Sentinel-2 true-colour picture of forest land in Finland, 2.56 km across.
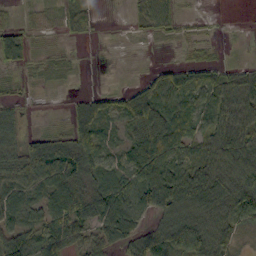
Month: October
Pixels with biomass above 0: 72%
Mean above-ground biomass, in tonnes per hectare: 45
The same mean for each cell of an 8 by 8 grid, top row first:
7 8 40 0 38 28 3 0
51 3 1 0 2 5 11 1
13 6 1 0 27 73 53 46
24 1 42 49 83 74 48 72
47 59 70 26 70 59 51 71
66 73 77 58 72 68 71 80
57 65 76 83 54 87 76 74
67 72 47 62 70 73 77 21
